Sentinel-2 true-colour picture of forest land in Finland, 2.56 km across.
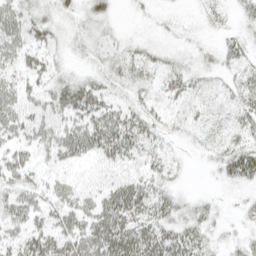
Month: April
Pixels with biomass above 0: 61%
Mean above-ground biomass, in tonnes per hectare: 20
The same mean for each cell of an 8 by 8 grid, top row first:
31 19 17 13 5 4 11 10
27 20 12 22 13 7 7 16
19 19 21 22 20 19 11 19
28 24 29 24 18 13 12 17
19 23 32 41 25 6 14 25
24 11 8 17 21 10 3 31
32 21 25 42 36 24 11 6
19 30 37 48 43 34 17 14
